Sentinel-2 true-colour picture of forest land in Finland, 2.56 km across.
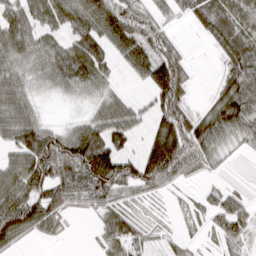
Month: March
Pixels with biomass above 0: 79%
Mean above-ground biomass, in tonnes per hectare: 70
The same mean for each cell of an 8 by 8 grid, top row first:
85 84 120 131 65 23 76 70
109 72 89 75 90 48 17 99
90 57 91 37 49 124 5 104
104 11 17 87 33 119 63 114
78 113 127 82 43 150 94 30
111 114 106 144 106 74 26 1
122 104 32 62 20 11 36 49
64 21 1 71 46 21 13 52
